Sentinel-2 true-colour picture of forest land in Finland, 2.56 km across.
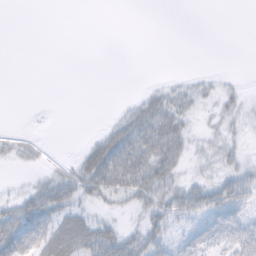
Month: February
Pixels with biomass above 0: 44%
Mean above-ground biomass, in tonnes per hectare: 20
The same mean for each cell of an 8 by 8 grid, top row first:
0 0 0 0 0 0 0 0
0 0 0 0 0 0 0 0
0 0 0 0 1 5 9 3
0 1 0 4 38 33 9 16
17 5 4 49 65 47 14 12
2 18 42 67 68 35 16 38
38 57 26 15 29 47 57 47
47 49 50 53 47 26 38 59
